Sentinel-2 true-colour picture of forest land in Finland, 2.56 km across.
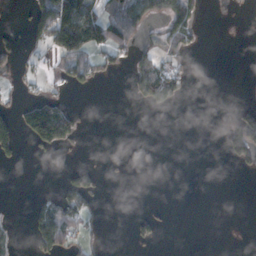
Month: November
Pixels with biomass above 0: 22%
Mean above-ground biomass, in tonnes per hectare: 29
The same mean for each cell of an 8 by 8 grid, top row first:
3 117 162 69 59 92 6 3
24 48 94 60 26 54 0 0
14 22 49 7 74 59 0 1
37 149 21 0 3 3 0 28
56 80 14 0 0 0 0 83
0 0 48 2 0 0 0 6
1 51 58 0 3 1 0 0
9 90 30 0 21 0 0 0
